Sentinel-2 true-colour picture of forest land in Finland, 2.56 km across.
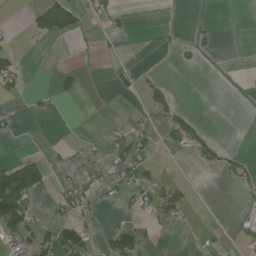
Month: June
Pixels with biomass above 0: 21%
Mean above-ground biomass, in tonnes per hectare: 22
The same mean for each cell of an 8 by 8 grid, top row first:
0 66 26 14 0 2 0 0
16 2 1 5 0 13 10 0
40 2 20 18 20 1 0 1
16 12 0 1 11 35 0 0
1 5 11 22 24 42 36 1
127 32 29 33 36 2 1 33
137 18 37 6 29 58 0 10
58 69 90 69 42 1 9 13
